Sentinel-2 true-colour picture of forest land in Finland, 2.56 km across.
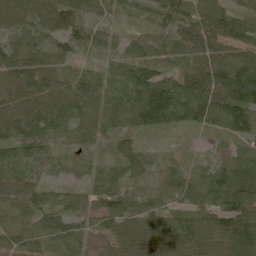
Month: June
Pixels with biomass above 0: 96%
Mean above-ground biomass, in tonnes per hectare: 78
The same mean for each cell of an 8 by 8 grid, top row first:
87 122 75 32 31 68 78 61
89 69 52 39 50 73 104 90
117 88 66 80 132 79 173 188
131 109 94 82 133 108 91 121
93 63 40 46 35 16 11 38
103 26 26 44 59 37 63 106
77 72 79 78 59 48 72 148
60 54 55 64 83 106 115 129
